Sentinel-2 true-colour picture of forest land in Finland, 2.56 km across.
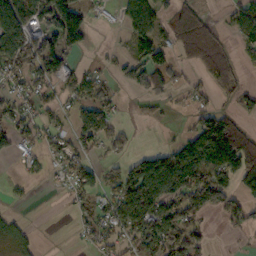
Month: October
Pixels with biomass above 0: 54%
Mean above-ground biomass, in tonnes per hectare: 72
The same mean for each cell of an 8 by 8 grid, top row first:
98 79 105 20 124 91 34 67
118 90 30 17 110 73 116 44
58 48 92 41 114 52 67 34
80 44 86 67 1 13 76 45
63 48 65 79 2 53 216 187
17 27 79 51 157 181 154 145
15 0 38 75 131 110 123 63
47 0 17 52 114 127 38 9
